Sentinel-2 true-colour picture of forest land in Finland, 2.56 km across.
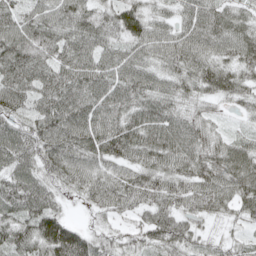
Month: May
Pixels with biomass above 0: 95%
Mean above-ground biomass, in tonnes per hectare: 73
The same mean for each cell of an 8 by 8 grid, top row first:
68 68 79 63 74 48 82 57
117 103 84 59 67 83 75 87
99 84 94 83 73 65 85 69
56 94 100 86 85 62 35 28
85 84 92 100 92 95 72 53
72 57 72 69 75 77 86 91
79 78 16 57 62 71 67 58
75 110 88 41 48 80 33 23
